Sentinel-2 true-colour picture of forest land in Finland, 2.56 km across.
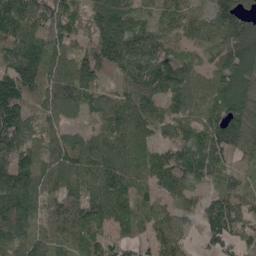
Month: May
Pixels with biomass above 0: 94%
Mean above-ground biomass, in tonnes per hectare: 107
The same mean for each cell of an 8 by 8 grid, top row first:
132 132 61 190 60 88 83 108
137 138 76 184 123 60 97 153
176 109 141 41 123 120 87 151
160 68 81 114 96 85 108 148
132 69 76 123 80 84 121 111
138 97 118 149 90 97 86 77
134 73 135 150 96 70 89 133
110 89 114 66 59 75 64 84
